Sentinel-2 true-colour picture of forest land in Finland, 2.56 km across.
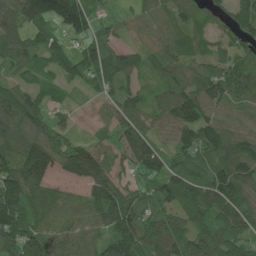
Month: June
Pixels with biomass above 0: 86%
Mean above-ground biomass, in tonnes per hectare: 87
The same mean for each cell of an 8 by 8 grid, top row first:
107 128 133 24 72 70 47 93
101 93 72 72 60 80 57 66
50 38 74 88 34 77 109 108
127 60 10 62 71 115 88 53
106 109 63 58 111 88 105 88
126 87 107 81 72 90 84 124
137 84 68 135 83 87 109 103
123 93 72 107 123 112 111 90
